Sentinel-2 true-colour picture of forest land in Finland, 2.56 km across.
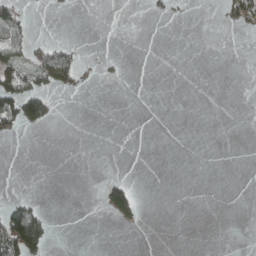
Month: April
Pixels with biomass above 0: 11%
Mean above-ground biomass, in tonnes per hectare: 14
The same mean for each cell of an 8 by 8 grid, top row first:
46 2 0 0 2 5 0 66
54 46 12 0 0 0 0 0
71 66 31 5 0 0 0 0
98 50 0 0 0 0 0 0
3 0 0 0 0 0 0 0
0 0 0 7 0 0 0 0
53 9 0 85 11 0 0 0
125 49 0 0 0 0 0 0
